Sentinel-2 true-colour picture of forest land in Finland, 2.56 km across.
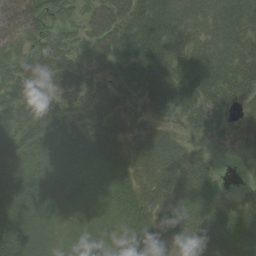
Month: August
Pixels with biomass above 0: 88%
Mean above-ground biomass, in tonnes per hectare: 40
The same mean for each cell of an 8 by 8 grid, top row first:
73 44 23 56 56 40 33 39
36 41 27 48 62 39 35 36
42 41 37 42 57 48 54 53
49 41 44 58 32 35 45 24
39 43 44 47 43 29 13 13
49 42 28 36 42 58 32 2
54 29 10 27 48 56 44 21
52 20 20 26 41 36 57 55
